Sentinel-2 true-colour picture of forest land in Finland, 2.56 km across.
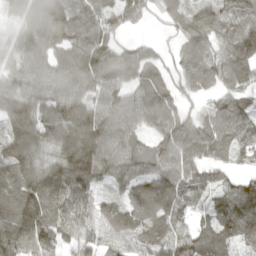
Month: March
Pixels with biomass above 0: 90%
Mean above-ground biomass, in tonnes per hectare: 80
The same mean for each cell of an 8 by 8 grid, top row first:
45 82 95 89 52 63 85 83
69 60 101 79 29 27 71 102
47 48 75 87 69 44 52 83
104 112 114 102 95 72 44 68
128 83 167 121 63 114 100 72
91 95 143 101 74 99 58 44
97 124 83 59 81 69 37 91
94 91 72 30 64 88 69 72
